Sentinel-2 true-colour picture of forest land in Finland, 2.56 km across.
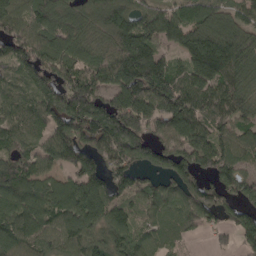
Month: April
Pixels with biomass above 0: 88%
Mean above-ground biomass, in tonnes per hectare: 121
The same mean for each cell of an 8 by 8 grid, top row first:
127 120 79 129 119 100 111 78
129 129 102 103 183 90 211 149
62 131 137 154 212 135 173 110
64 136 180 199 191 187 132 97
64 101 152 172 136 141 137 101
120 79 135 110 67 119 71 100
128 124 181 128 91 123 137 112
124 91 112 109 68 75 24 72
